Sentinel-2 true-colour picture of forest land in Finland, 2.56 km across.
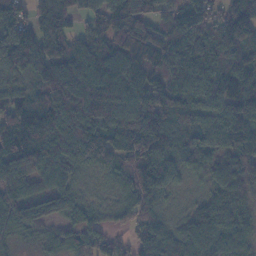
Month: November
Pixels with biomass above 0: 93%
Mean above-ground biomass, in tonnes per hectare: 112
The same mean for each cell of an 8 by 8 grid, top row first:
86 108 44 146 97 102 120 124
174 124 101 144 184 155 126 130
54 128 153 112 102 124 104 109
96 95 191 127 134 129 84 146
120 109 161 141 176 102 86 100
102 94 50 63 159 84 80 188
100 92 56 47 106 32 120 124
35 49 88 61 141 145 175 147
